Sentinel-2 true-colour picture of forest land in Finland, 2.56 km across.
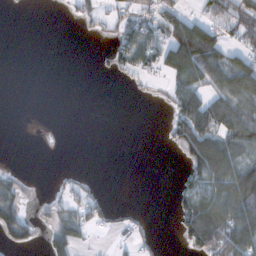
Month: November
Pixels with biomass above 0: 38%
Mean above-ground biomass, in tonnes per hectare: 40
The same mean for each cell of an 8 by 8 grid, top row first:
0 0 27 37 62 65 43 62
0 0 0 37 81 118 108 41
0 0 0 6 18 48 55 88
0 0 0 0 0 67 112 71
0 0 0 0 0 43 100 70
22 1 15 0 0 12 88 98
74 31 62 31 8 46 120 122
62 37 52 10 26 19 134 130
